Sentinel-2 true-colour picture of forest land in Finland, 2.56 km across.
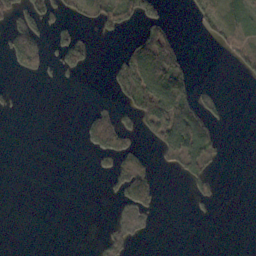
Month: October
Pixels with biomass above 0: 26%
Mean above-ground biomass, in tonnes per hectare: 19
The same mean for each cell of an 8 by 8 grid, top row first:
38 29 22 42 31 1 37 20
59 24 57 1 64 40 4 22
2 4 4 21 76 54 1 7
2 0 4 30 65 86 19 0
0 0 10 56 11 82 39 0
0 0 0 27 57 9 24 0
0 0 0 7 27 0 5 0
0 0 0 20 4 0 0 0
